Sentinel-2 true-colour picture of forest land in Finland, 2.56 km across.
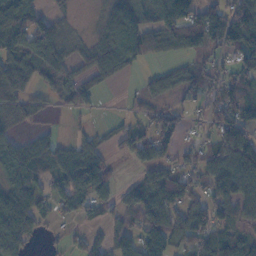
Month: November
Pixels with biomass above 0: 69%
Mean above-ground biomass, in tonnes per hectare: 64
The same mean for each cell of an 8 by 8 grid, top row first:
90 44 3 79 63 126 91 113
92 95 20 65 59 46 56 128
97 55 38 24 24 47 69 65
32 15 31 3 26 35 47 89
45 50 43 25 72 49 44 130
71 57 115 46 44 74 74 120
119 44 70 48 107 88 90 68
97 11 28 57 98 84 75 70
